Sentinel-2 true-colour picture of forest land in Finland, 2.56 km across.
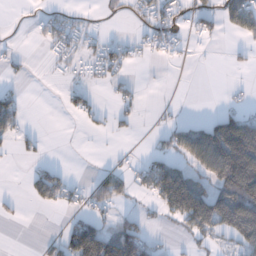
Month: December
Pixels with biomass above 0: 36%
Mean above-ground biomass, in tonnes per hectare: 40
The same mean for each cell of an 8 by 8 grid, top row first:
1 24 12 8 21 31 30 95
4 20 27 30 23 17 5 10
8 2 8 20 2 0 0 2
48 0 26 15 6 4 6 37
21 6 0 2 1 54 153 218
0 55 4 42 47 117 70 211
6 15 24 32 8 110 165 185
0 13 142 105 77 5 32 77
